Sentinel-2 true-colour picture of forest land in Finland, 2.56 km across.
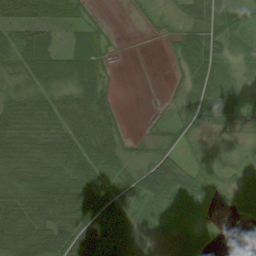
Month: August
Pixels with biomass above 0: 78%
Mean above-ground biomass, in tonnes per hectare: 40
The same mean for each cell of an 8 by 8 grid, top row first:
48 42 25 1 5 11 45 46
55 50 53 10 1 33 70 16
26 44 58 13 0 7 67 16
49 43 56 32 0 16 48 26
52 50 64 51 14 20 11 15
46 66 65 60 64 65 21 29
59 78 80 91 26 30 20 37
75 95 83 74 26 37 35 0
